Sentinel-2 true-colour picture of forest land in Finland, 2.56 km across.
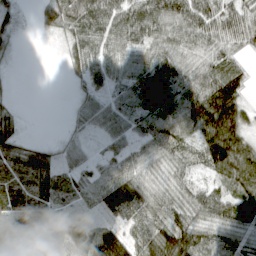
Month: April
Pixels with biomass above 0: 82%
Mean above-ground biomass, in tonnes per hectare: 64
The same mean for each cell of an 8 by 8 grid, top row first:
32 51 88 93 94 80 82 73
15 1 79 67 59 60 53 42
3 0 39 62 94 76 81 62
20 0 32 77 81 75 142 86
65 22 36 39 43 68 119 95
93 85 50 58 49 40 38 91
123 73 29 70 83 59 67 77
117 27 67 114 78 109 55 37
